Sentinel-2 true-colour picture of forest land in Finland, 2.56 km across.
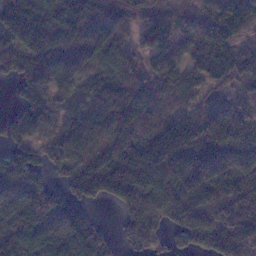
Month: January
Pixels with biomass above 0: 88%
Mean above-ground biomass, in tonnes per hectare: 130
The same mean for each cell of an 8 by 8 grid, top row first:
200 114 220 162 94 124 106 143
124 180 203 102 95 114 147 98
114 130 93 147 131 85 107 102
75 133 91 162 158 87 83 116
97 67 107 153 152 231 226 138
122 71 170 248 178 168 199 129
111 122 72 40 156 134 124 161
124 118 122 51 85 59 142 176
